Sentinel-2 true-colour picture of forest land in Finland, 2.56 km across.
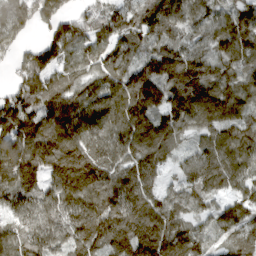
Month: March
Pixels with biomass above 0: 94%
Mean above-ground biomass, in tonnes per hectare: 128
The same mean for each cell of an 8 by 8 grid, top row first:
116 123 68 93 104 144 110 122
69 125 91 106 101 115 127 156
63 116 106 104 190 173 159 120
162 130 136 133 161 156 146 111
154 188 164 139 141 89 94 123
160 125 209 132 126 65 143 110
95 125 156 162 140 104 78 105
105 134 136 186 201 161 88 85
